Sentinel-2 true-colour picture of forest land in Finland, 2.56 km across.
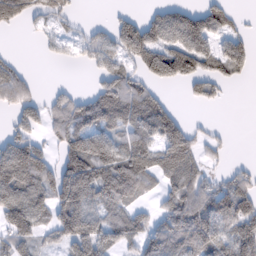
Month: February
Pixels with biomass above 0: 64%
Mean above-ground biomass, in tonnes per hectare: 75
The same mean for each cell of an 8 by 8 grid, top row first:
70 50 15 19 38 87 85 17
3 22 41 74 120 101 69 63
71 3 2 86 64 73 75 20
52 63 95 109 115 49 3 0
90 32 127 104 103 152 31 0
159 97 182 117 103 116 44 42
140 94 142 77 31 93 100 101
95 38 171 80 86 110 99 110
